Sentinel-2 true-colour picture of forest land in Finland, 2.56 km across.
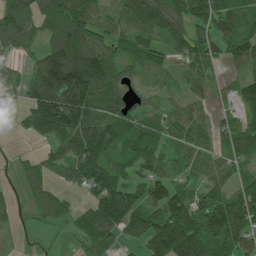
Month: July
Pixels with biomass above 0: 81%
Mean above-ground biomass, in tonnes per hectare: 100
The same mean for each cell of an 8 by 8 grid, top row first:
138 122 127 55 129 118 124 103
84 88 155 85 93 74 84 101
84 251 225 139 49 26 44 43
54 225 221 132 61 42 34 62
2 50 141 125 117 53 50 87
27 60 112 123 88 52 60 61
23 103 58 215 151 177 162 171
6 3 51 73 123 217 159 135
